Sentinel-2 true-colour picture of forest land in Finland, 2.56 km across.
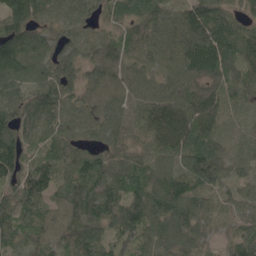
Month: May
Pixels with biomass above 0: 97%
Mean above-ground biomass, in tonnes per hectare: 97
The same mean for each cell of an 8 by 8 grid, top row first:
120 83 76 76 117 94 125 60
139 81 78 75 103 107 137 106
88 102 83 100 76 77 91 83
106 102 68 102 98 111 94 50
109 77 62 75 72 101 96 50
102 109 117 115 94 110 158 67
103 92 120 113 138 116 81 100
77 97 125 82 95 112 70 136
